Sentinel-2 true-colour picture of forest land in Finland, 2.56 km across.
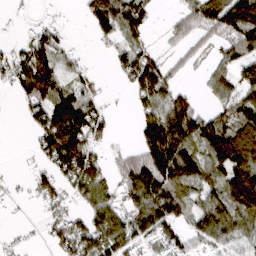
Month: March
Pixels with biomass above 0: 65%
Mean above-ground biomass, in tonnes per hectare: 58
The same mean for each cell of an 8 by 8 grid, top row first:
6 7 11 110 66 32 92 111
32 79 7 27 41 31 28 81
65 98 33 8 104 33 37 55
6 91 98 13 40 92 41 63
0 68 103 16 89 134 95 104
6 46 95 36 129 120 65 111
4 36 30 71 89 72 79 89
9 26 90 77 53 47 53 42
